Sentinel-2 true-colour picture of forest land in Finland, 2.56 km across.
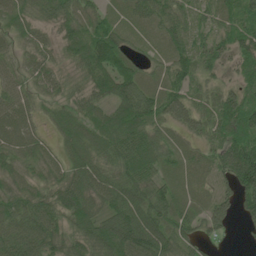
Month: June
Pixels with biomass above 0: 91%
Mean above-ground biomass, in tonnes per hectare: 59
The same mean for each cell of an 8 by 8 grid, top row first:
50 40 53 28 50 64 37 60
29 32 68 112 21 50 60 67
41 48 37 102 45 60 37 41
64 22 52 64 92 62 48 98
57 28 48 69 80 25 41 87
42 40 71 60 75 30 25 112
64 72 87 70 87 58 47 66
94 86 68 106 111 74 35 9
